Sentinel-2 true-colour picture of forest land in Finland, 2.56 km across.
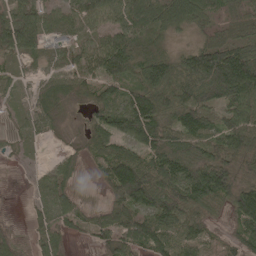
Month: May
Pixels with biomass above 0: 86%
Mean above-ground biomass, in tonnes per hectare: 80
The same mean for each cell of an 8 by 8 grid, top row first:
86 60 61 59 116 99 86 83
103 40 49 105 70 33 127 119
42 47 69 95 107 122 166 200
31 48 15 101 128 101 72 114
23 10 25 85 110 104 105 107
2 40 22 103 140 132 147 90
3 44 42 74 90 123 82 123
59 54 15 97 113 81 59 72
